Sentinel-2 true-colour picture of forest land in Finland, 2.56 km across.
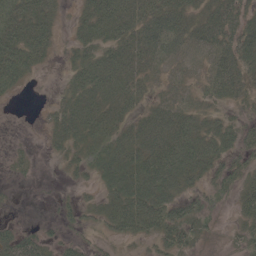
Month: May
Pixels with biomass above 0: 74%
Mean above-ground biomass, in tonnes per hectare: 36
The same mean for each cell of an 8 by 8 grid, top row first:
47 42 25 58 50 57 52 46
62 32 36 43 52 32 43 68
39 1 39 51 32 19 37 54
0 11 49 40 31 43 25 19
3 13 35 47 61 72 51 37
7 0 16 67 90 73 36 31
2 2 23 46 77 50 24 31
42 20 16 19 25 41 11 22
